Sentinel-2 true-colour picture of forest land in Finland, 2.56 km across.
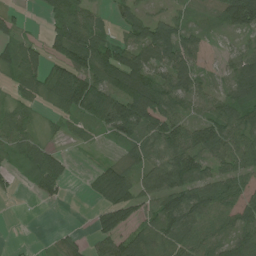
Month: July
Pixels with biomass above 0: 76%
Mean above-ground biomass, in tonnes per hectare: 63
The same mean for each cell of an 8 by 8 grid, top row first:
23 36 74 28 49 39 37 123
55 55 124 74 86 101 24 37
41 92 120 106 109 80 37 89
53 23 82 116 119 68 50 71
61 33 16 29 64 93 109 74
21 90 5 92 65 115 66 57
0 7 1 98 45 98 87 69
2 9 30 80 71 78 75 77
